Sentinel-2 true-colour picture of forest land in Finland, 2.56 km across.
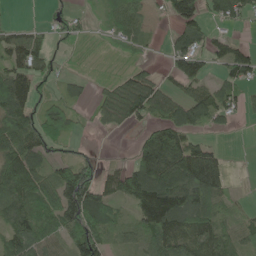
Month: May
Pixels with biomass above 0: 70%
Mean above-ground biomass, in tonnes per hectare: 76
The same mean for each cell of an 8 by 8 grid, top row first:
2 18 24 57 37 87 56 60
90 41 17 23 23 73 66 52
116 35 24 37 87 56 57 71
106 76 26 81 102 105 90 37
128 79 21 1 111 145 46 0
161 77 127 56 151 139 174 1
110 98 170 71 145 186 103 21
106 71 129 41 66 115 96 65
